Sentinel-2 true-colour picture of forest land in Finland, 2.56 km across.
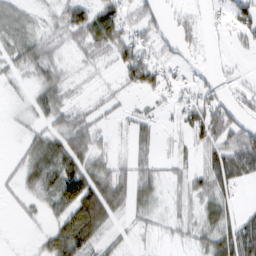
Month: February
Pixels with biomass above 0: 64%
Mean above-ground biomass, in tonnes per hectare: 33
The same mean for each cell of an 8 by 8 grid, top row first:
33 14 63 66 40 14 9 43
39 34 30 63 48 22 6 15
12 36 9 10 68 28 21 14
7 36 29 17 19 24 64 28
6 47 50 20 24 19 48 65
26 55 66 61 34 22 48 41
13 25 83 59 28 19 36 18
1 28 78 19 6 13 41 77
